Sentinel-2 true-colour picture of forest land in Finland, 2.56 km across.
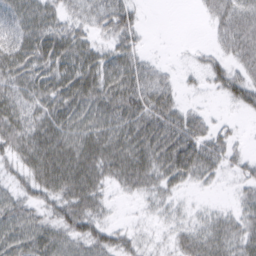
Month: March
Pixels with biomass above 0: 79%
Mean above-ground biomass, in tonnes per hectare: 36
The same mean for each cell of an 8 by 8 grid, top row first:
45 37 25 47 9 0 17 41
50 60 47 33 15 1 11 41
47 54 68 52 44 13 20 38
53 48 57 52 53 40 10 12
48 60 61 54 58 60 41 10
26 57 56 36 45 39 22 16
42 32 48 11 8 14 10 21
52 49 42 36 12 20 40 35
